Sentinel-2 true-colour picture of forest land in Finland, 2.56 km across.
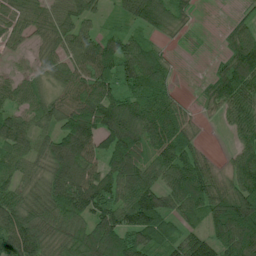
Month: July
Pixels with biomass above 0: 87%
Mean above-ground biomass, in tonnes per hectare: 86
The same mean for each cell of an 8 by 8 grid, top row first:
69 71 81 30 106 72 0 18
26 54 85 84 71 10 4 103
42 49 93 85 126 24 39 132
66 90 132 114 107 85 25 87
94 69 139 109 102 117 16 50
68 69 103 93 92 104 94 79
105 92 131 113 188 76 119 156
165 105 112 141 107 79 101 158
